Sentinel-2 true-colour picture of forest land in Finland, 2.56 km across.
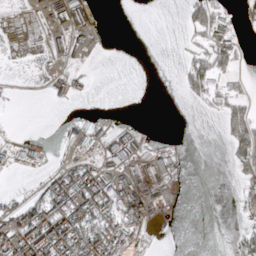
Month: March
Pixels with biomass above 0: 32%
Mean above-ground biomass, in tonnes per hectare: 27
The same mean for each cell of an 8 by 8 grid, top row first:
1 24 72 0 0 1 69 16
0 25 33 0 0 3 60 19
2 9 13 0 0 8 60 13
0 0 0 1 0 0 12 48
34 6 35 54 19 10 0 79
11 19 61 51 48 41 0 33
22 69 75 57 85 27 0 28
82 83 86 59 21 0 0 30
